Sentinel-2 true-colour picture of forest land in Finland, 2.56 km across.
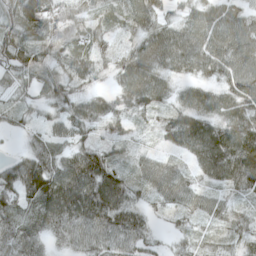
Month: April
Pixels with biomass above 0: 94%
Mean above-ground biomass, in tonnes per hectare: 65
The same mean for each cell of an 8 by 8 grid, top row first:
88 123 68 36 70 43 65 56
80 71 53 44 75 89 82 82
45 59 52 36 92 42 46 84
38 35 52 53 54 59 70 80
6 64 58 52 18 48 110 102
93 121 121 78 51 56 56 95
74 101 125 108 39 51 53 32
87 48 66 78 55 22 30 39
